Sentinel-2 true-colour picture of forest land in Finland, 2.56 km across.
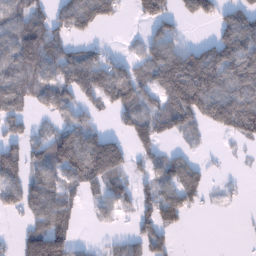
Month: January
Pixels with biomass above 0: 62%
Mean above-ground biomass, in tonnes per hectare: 75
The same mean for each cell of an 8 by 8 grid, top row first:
88 58 100 45 60 52 52 83
129 123 41 15 40 80 63 121
130 98 124 119 82 186 124 117
88 46 52 46 87 160 117 135
58 96 136 107 72 22 12 19
82 84 112 117 51 94 31 8
54 109 37 52 72 125 11 7
31 175 24 28 91 25 0 2
